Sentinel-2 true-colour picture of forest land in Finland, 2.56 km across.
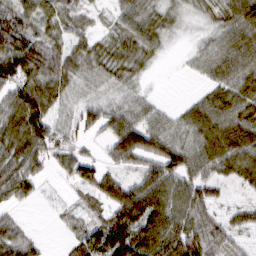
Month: March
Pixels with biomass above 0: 82%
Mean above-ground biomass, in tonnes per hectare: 62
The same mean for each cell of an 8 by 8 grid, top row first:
80 36 35 24 55 20 19 83
87 77 56 51 69 4 32 86
66 88 51 49 17 1 35 70
77 72 59 67 53 25 76 67
73 80 36 76 115 66 93 100
90 28 71 56 83 96 61 62
36 3 15 76 144 93 69 33
77 7 50 140 126 104 101 31
